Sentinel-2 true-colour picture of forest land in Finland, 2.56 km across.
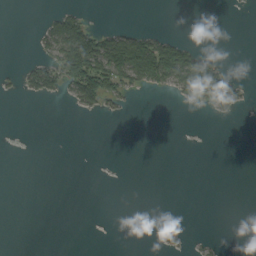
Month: September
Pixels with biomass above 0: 15%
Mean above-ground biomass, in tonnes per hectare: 15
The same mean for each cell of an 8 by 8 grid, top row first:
0 12 32 0 0 0 0 1
0 28 113 84 85 65 3 0
9 53 89 69 57 63 91 13
0 0 20 13 0 0 5 9
0 0 0 0 0 0 0 0
0 0 0 0 0 0 0 0
0 0 0 0 0 0 0 0
0 0 0 1 0 8 6 0
